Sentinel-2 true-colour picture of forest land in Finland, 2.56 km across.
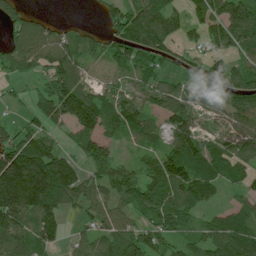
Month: July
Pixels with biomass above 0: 80%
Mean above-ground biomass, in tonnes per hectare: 95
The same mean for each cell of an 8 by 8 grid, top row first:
75 24 2 73 148 80 133 185
112 107 70 81 115 54 77 117
49 90 68 29 48 45 101 97
16 96 195 87 77 102 70 111
144 94 95 55 48 114 68 121
270 240 84 95 82 136 99 58
189 164 66 72 105 108 56 48
121 82 51 99 111 65 93 120
